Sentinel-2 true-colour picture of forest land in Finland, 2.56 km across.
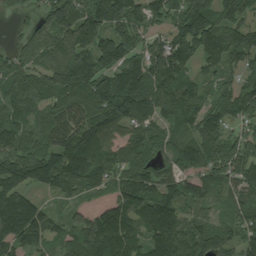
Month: August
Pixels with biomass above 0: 92%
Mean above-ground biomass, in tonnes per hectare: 149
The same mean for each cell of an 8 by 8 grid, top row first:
36 136 187 178 149 125 162 121
73 134 222 191 136 199 167 157
153 160 238 174 186 186 73 81
157 125 147 204 152 152 139 116
158 123 181 114 127 107 165 130
160 155 181 123 123 93 122 163
194 63 156 264 144 137 89 106
173 105 173 257 142 224 164 135
